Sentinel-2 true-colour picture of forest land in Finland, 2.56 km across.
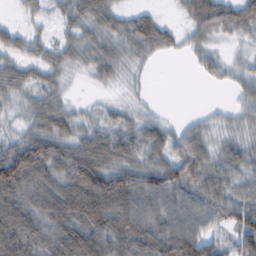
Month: February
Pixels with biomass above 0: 83%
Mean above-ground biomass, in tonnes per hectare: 57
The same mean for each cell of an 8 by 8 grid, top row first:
8 22 59 48 39 11 90 68
39 37 54 48 52 27 33 14
56 41 10 28 12 0 17 31
28 74 24 33 21 1 13 35
65 95 67 74 63 67 51 44
134 87 126 97 77 86 70 42
99 88 118 110 75 67 60 67
102 78 105 82 84 101 57 32
